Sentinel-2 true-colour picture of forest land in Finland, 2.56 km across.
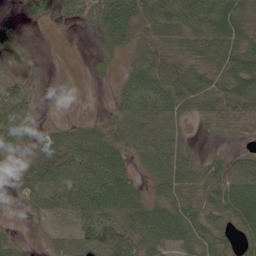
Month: June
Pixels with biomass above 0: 77%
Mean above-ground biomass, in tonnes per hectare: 46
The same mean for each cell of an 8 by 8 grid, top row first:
3 22 30 82 64 65 70 66
1 0 1 39 47 63 65 64
25 4 5 19 62 73 65 79
88 2 3 24 75 53 58 67
55 34 46 37 63 54 7 16
20 63 67 68 30 66 50 67
6 40 67 61 58 55 45 83
20 19 62 68 67 65 59 36
